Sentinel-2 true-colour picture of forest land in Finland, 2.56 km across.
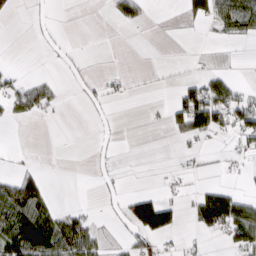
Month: March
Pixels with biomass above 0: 27%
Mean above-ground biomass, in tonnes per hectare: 26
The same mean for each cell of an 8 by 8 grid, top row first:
5 6 0 15 17 4 64 96
0 4 1 0 0 0 0 2
21 15 7 15 2 6 42 11
29 19 2 3 3 49 125 71
0 0 0 6 0 10 7 22
41 12 0 8 0 14 4 8
107 43 11 4 89 35 93 78
115 97 98 9 39 9 9 59
